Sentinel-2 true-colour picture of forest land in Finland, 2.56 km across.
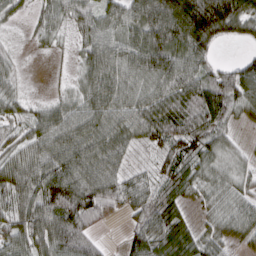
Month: March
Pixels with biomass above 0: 87%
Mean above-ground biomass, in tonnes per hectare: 64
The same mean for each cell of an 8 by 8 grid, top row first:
23 46 58 66 91 138 153 107
14 17 40 89 103 97 62 10
29 3 45 96 73 94 56 94
31 46 70 77 79 74 84 44
39 78 90 77 49 77 58 19
79 98 86 79 51 67 44 40
66 84 98 52 50 54 33 54
58 87 80 5 69 91 48 37
